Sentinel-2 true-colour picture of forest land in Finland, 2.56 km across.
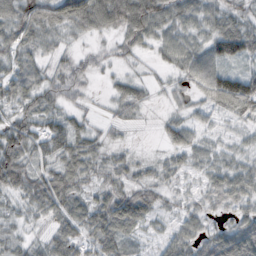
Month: October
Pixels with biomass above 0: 83%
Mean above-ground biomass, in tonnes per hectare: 47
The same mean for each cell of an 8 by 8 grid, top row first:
68 75 91 90 95 56 48 41
59 37 19 22 34 63 64 82
63 38 27 17 21 28 73 90
50 52 23 18 15 19 33 60
90 49 54 23 1 45 29 25
68 57 56 40 23 31 36 55
27 56 46 80 67 24 31 41
24 40 59 61 18 47 58 106
